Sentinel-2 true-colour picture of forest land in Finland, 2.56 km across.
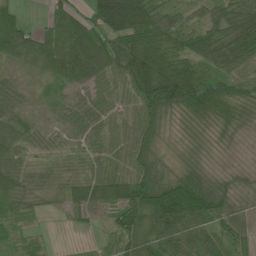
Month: June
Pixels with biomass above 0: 91%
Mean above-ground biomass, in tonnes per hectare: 61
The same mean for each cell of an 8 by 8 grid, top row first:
54 31 49 155 116 41 52 88
106 81 97 84 132 67 82 95
29 43 63 50 131 152 75 74
39 22 50 41 75 68 93 53
52 23 32 41 62 22 26 10
48 20 44 63 77 53 37 20
40 18 59 67 106 137 97 28
25 8 3 35 76 79 74 47
